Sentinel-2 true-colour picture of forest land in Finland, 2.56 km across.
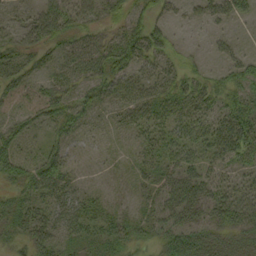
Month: September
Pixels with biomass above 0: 70%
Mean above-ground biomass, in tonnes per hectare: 29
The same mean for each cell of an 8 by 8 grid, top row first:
16 44 38 25 30 15 25 25
33 29 36 42 49 15 8 10
32 24 27 40 32 26 20 34
18 30 32 16 31 29 32 44
33 24 12 3 19 33 39 56
37 50 9 3 20 36 30 22
34 36 35 14 21 46 43 42
25 35 31 38 21 45 37 27
